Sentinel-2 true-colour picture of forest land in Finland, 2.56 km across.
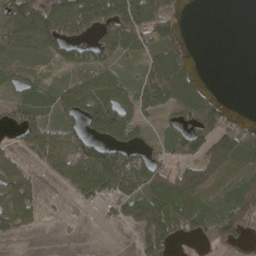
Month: April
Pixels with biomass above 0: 62%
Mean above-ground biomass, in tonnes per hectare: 71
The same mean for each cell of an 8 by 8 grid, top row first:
116 117 141 128 144 63 0 0
70 90 92 107 80 69 0 0
46 25 78 82 74 141 11 0
60 51 91 135 54 68 146 12
31 115 126 102 40 56 110 133
87 27 135 171 116 93 100 47
111 5 17 42 103 120 46 131
20 0 0 0 59 54 45 35
